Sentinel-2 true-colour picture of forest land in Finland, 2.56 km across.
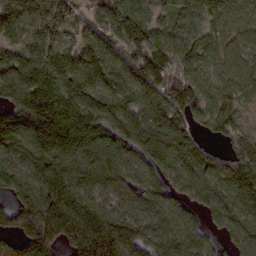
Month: February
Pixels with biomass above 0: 92%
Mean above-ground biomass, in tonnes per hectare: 116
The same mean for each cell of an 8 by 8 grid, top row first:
145 121 68 128 81 75 83 80
70 110 92 127 174 92 67 76
121 161 163 91 146 133 70 75
138 226 170 127 115 136 100 59
109 186 171 136 144 156 65 103
94 147 102 100 85 88 117 152
101 169 153 64 93 75 79 119
99 173 205 177 96 100 52 74
